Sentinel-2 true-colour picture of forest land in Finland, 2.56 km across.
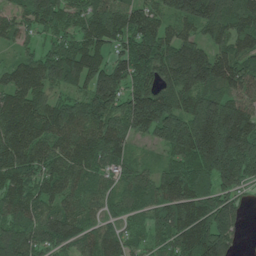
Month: June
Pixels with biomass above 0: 93%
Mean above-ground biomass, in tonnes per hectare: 127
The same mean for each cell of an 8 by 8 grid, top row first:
74 121 101 156 127 110 192 133
52 79 132 98 142 142 93 112
121 137 140 164 106 159 147 139
160 125 134 134 205 178 230 153
153 116 129 134 45 178 266 223
135 119 117 71 67 114 137 162
111 88 84 57 75 134 165 78
150 115 98 90 59 130 190 51
